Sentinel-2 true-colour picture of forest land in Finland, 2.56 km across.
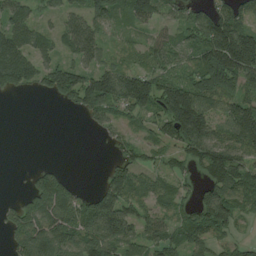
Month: August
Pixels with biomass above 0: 74%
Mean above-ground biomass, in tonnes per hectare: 78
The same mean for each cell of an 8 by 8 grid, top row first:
74 33 69 84 73 46 77 73
128 56 118 32 44 61 131 210
117 81 103 112 99 73 113 97
0 0 54 77 79 193 98 113
0 0 0 23 38 83 133 107
0 94 3 78 58 47 77 90
57 173 98 142 63 51 122 66
84 141 101 120 79 66 76 29
